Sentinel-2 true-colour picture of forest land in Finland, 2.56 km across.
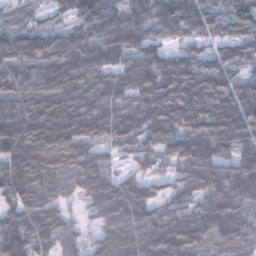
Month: January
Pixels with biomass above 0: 94%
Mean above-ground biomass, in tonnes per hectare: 115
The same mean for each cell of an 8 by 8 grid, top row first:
39 46 109 87 91 131 86 88
104 106 127 138 108 60 55 85
93 125 136 113 119 129 135 75
125 173 156 129 134 124 147 142
161 186 145 105 95 125 144 116
144 129 127 78 64 69 144 170
98 104 40 155 119 96 115 129
141 105 64 132 144 161 120 125
